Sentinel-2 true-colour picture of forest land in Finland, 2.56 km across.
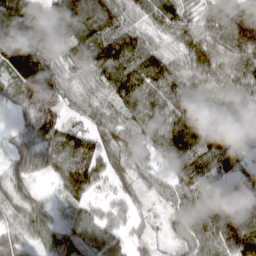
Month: March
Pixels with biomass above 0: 93%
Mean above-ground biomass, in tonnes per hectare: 86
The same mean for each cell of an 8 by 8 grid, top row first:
195 95 140 104 61 100 74 113
206 81 105 118 98 66 111 121
120 144 58 104 121 103 96 94
42 100 48 68 89 99 96 69
39 84 105 69 69 141 118 86
46 32 120 60 54 79 71 80
54 45 59 41 19 70 101 101
59 67 79 75 29 40 101 101
